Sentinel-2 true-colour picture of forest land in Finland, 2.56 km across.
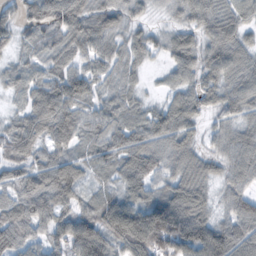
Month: November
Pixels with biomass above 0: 93%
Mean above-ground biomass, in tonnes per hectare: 73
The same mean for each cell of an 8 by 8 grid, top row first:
61 85 80 67 30 34 74 53
51 58 65 62 47 67 64 66
44 69 78 44 20 46 63 70
32 100 73 67 45 89 47 63
81 73 50 75 85 87 35 80
65 91 65 48 92 72 58 73
74 99 71 113 106 123 58 80
103 69 144 123 158 127 120 78
